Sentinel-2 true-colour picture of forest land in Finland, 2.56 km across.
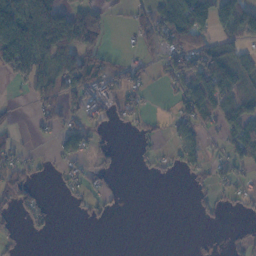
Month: November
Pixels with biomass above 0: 44%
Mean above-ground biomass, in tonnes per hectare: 41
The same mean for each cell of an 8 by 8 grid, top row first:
97 181 102 14 37 103 111 105
105 103 107 8 22 76 57 33
24 56 97 44 21 55 99 48
6 37 53 35 25 39 58 64
24 8 64 19 13 38 21 89
45 5 35 21 6 11 33 27
35 18 17 16 0 0 15 16
14 7 0 0 0 0 4 16
